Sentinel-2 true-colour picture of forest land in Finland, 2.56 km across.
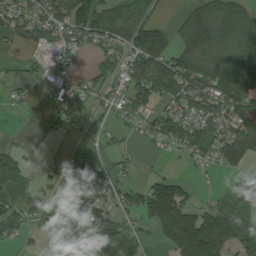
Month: July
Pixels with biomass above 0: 64%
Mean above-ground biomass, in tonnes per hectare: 74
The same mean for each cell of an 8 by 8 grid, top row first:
76 94 154 67 42 19 105 88
28 89 51 68 131 92 135 121
22 40 31 59 145 152 122 156
6 27 36 35 70 69 87 102
14 6 5 19 15 59 102 192
83 9 91 55 21 32 13 42
72 61 113 73 108 205 54 59
44 22 40 63 12 193 244 102
